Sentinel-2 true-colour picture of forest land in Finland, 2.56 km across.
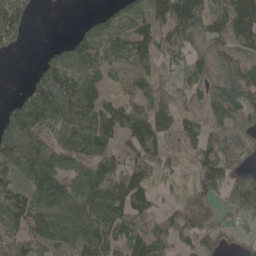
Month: May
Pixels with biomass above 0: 79%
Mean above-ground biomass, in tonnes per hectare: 76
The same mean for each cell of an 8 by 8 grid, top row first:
88 0 6 53 85 118 87 119
30 22 93 100 81 68 80 71
0 105 83 33 89 51 95 93
106 168 108 77 96 65 69 87
171 87 86 52 93 44 62 67
76 144 86 111 68 34 94 46
106 85 95 142 62 34 47 66
77 65 61 81 86 49 47 20
